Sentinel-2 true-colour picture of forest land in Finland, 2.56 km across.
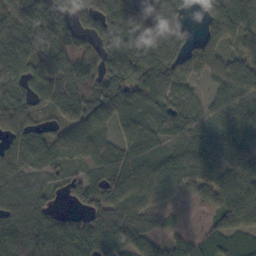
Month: October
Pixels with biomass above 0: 88%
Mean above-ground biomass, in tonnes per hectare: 99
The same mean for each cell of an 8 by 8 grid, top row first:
143 223 108 183 140 127 104 137
118 96 98 142 158 133 102 58
69 76 92 148 164 100 45 96
81 39 89 94 87 90 42 72
89 83 112 69 85 63 66 105
79 52 48 100 101 71 70 114
106 102 51 105 77 27 26 128
133 176 179 111 92 51 85 99
